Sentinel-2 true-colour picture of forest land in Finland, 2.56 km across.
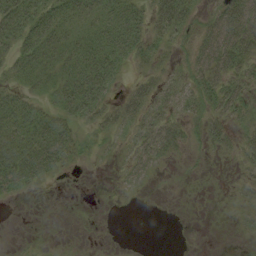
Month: August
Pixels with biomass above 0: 57%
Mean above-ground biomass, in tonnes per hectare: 20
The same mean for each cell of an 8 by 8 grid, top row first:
42 40 24 31 24 50 14 58
30 35 33 39 25 12 38 53
20 28 44 23 18 15 38 28
32 24 30 22 31 21 25 19
43 48 18 7 31 29 17 21
54 26 1 2 13 0 1 9
1 0 0 0 0 0 0 9
0 1 1 0 0 0 0 2
